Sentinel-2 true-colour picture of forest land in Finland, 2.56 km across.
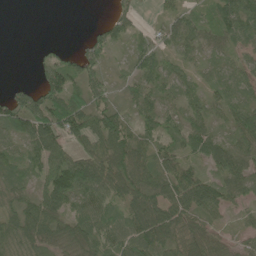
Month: June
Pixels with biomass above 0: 79%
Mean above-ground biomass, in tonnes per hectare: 52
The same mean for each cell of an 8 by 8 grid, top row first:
0 0 0 28 7 42 30 94
0 15 22 47 35 42 36 38
5 69 65 25 50 40 26 40
86 101 93 66 47 38 41 51
37 80 44 90 63 46 63 47
43 70 111 105 71 77 44 60
48 68 54 55 112 104 66 21
67 53 56 67 94 83 60 26
